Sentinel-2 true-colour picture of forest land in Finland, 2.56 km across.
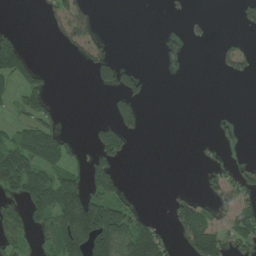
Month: July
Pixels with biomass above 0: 32%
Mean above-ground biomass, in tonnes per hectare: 46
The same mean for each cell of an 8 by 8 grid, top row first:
0 17 57 0 0 4 4 23
72 1 45 13 0 13 3 31
41 22 0 60 24 2 0 17
20 42 0 52 33 0 0 0
74 101 14 112 0 0 13 8
150 93 59 88 0 0 23 39
45 121 214 108 16 52 42 68
55 43 208 178 191 24 131 57
